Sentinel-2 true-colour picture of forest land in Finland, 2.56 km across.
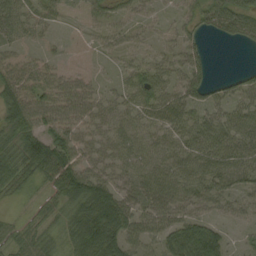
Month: August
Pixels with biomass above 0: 77%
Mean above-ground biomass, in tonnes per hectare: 43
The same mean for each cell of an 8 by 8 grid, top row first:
54 36 29 27 13 13 61 77
30 12 6 15 13 25 14 12
55 43 28 9 40 37 39 35
57 54 49 41 45 53 42 40
47 62 47 44 43 44 52 49
54 56 72 45 46 51 57 50
10 38 74 91 45 50 27 19
53 44 81 88 44 65 81 9
